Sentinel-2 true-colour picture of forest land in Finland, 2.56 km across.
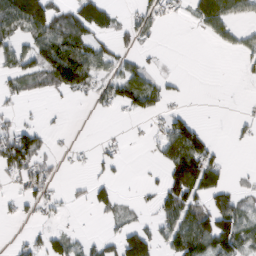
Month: March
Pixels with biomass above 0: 44%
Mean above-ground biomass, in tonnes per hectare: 42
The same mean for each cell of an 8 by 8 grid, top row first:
123 106 88 39 33 10 75 39
51 103 92 36 15 0 3 31
45 65 82 60 62 10 0 13
16 4 0 12 42 22 1 12
98 20 3 13 3 122 57 8
43 33 4 12 5 80 102 4
17 25 5 16 12 88 77 61
12 45 28 36 95 91 105 97
